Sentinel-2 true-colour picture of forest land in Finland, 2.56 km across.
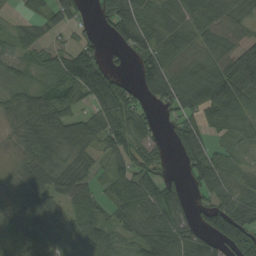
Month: August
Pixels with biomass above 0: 81%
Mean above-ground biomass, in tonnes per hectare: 68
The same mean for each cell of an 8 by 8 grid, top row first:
15 53 38 82 85 66 74 47
43 43 62 20 84 75 63 71
37 35 113 77 63 86 90 110
70 112 48 87 44 52 97 79
43 121 96 75 75 58 67 40
37 94 85 59 75 22 87 43
42 72 67 53 79 90 70 114
45 72 60 53 77 103 65 121
